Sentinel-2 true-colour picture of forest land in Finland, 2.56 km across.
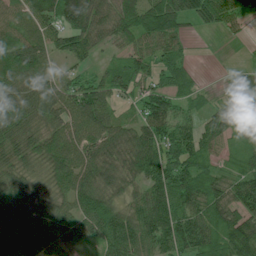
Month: July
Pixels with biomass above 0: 89%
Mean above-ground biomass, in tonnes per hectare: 73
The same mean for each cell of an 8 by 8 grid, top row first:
61 99 156 73 114 103 94 64
105 72 73 35 66 59 1 3
94 74 40 65 52 62 4 46
102 83 101 49 73 62 38 80
89 80 85 109 122 86 64 47
64 56 92 103 94 100 55 54
58 51 74 72 84 87 81 74
70 71 50 89 75 87 70 94
